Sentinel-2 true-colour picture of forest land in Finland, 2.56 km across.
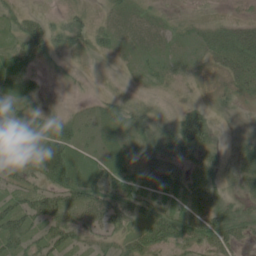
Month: June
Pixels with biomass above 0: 65%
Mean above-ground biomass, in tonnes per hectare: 24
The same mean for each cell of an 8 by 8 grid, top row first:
24 10 15 22 22 8 10 9
20 29 19 18 24 13 22 44
22 6 4 2 8 15 3 28
14 16 7 20 24 15 25 12
21 45 22 15 18 60 36 16
29 37 37 34 21 10 27 22
44 46 42 41 21 22 37 23
37 37 16 16 40 49 35 22
